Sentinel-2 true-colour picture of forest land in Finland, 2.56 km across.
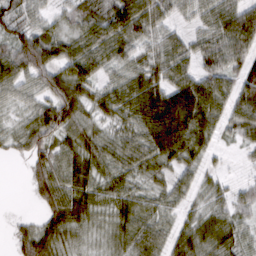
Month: March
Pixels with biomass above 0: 87%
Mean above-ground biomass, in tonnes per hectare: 59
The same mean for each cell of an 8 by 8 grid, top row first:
62 33 57 74 86 37 54 99
92 96 72 74 48 54 65 93
73 74 80 39 72 66 74 62
25 85 65 52 80 113 89 72
28 66 61 52 61 94 47 28
0 78 66 57 43 43 25 9
0 59 69 53 49 36 44 45
37 78 33 40 71 51 60 48
